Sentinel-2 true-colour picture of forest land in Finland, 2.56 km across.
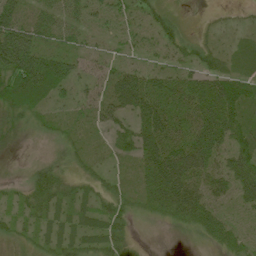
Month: June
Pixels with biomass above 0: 87%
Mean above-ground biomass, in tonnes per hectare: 42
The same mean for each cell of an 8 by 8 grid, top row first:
72 51 46 38 31 17 6 8
128 47 37 29 41 35 29 20
97 85 44 62 61 58 67 50
34 21 25 52 71 53 88 57
19 9 15 28 68 72 94 50
5 40 20 20 36 109 55 65
22 39 32 30 15 49 50 22
19 29 33 43 4 5 29 25
